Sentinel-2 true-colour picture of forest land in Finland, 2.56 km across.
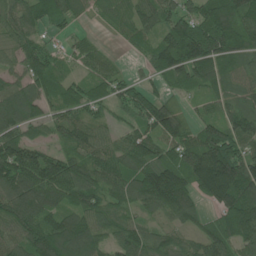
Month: June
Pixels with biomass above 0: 89%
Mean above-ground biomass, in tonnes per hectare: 105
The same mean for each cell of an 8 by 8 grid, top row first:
90 102 49 63 88 99 143 141
80 65 45 14 62 176 166 119
70 99 58 69 44 92 102 76
121 67 77 54 125 93 55 103
129 66 111 69 99 117 179 120
163 163 137 96 141 160 230 184
143 110 104 79 73 141 62 172
99 154 158 70 101 61 92 96
